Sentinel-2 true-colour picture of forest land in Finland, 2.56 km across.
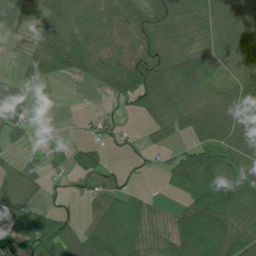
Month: July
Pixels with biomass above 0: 78%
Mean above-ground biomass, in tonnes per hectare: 63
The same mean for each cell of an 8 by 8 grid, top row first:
38 44 48 57 63 79 51 46
8 89 74 64 86 65 47 43
30 41 28 87 155 90 51 58
57 1 3 9 61 68 69 93
20 14 26 24 26 33 78 64
47 29 45 34 10 65 95 73
87 34 17 92 59 34 168 80
84 116 104 163 70 112 194 104
